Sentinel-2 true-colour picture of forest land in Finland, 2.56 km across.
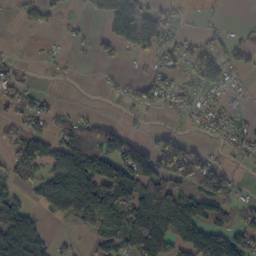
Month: October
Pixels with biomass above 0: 53%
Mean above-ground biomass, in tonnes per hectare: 62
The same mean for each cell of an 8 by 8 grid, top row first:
10 27 8 143 89 18 7 0
4 8 7 36 57 38 42 40
30 8 4 9 31 36 87 16
33 36 11 2 26 26 41 22
52 70 105 103 51 77 23 50
52 73 161 127 121 114 116 18
83 60 136 150 188 152 84 38
140 36 10 98 197 115 137 77
